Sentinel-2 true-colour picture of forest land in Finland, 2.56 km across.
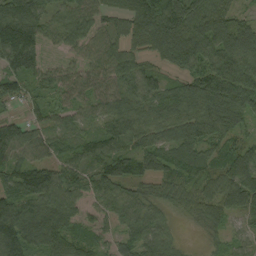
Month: August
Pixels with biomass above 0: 93%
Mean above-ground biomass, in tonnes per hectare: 82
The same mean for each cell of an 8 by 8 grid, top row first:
125 71 79 56 122 137 132 60
142 39 53 63 68 150 120 127
79 52 65 86 87 46 131 134
21 55 54 77 83 94 109 112
105 68 61 79 75 99 90 57
80 92 62 90 64 71 69 127
103 92 49 69 74 44 86 87
137 102 58 39 82 30 25 39
